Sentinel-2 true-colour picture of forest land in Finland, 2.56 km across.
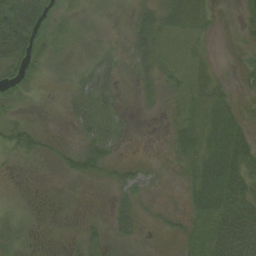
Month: August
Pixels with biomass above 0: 76%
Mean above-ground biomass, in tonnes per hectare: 20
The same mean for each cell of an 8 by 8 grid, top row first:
86 28 8 5 19 29 16 12
82 19 5 9 28 9 7 8
30 6 14 23 15 13 25 12
9 3 22 15 3 12 33 15
36 15 20 22 1 20 37 43
5 5 30 17 13 7 46 43
8 3 4 17 9 7 36 53
21 5 14 15 6 14 29 68
